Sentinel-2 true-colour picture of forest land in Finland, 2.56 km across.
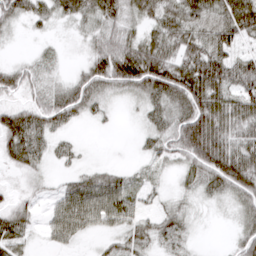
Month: March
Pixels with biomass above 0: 77%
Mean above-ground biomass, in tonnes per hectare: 42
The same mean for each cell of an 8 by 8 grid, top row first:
45 31 37 57 42 45 56 99
3 8 14 71 66 59 59 34
45 21 42 65 82 85 89 65
45 52 37 8 23 50 81 65
64 36 9 0 15 61 97 63
11 11 27 34 14 18 59 87
36 22 80 69 26 26 9 30
41 20 21 21 32 23 1 33
